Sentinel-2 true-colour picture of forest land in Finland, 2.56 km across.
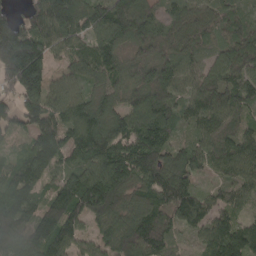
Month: April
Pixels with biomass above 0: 95%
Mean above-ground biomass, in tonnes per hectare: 103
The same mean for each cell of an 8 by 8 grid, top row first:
63 165 126 160 127 69 89 66
247 126 60 121 114 99 62 111
170 96 65 70 109 108 93 108
98 120 110 91 126 73 100 74
37 127 119 119 127 60 77 104
93 65 112 138 98 117 41 85
133 117 132 112 93 102 82 55
140 143 69 93 150 41 75 120
